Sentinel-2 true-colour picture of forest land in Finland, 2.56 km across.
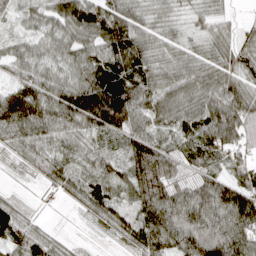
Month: April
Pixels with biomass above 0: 92%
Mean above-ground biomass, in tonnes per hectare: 80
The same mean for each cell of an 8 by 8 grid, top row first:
38 70 121 102 62 42 46 10
41 64 78 91 76 46 48 61
68 92 95 114 98 67 80 62
202 138 193 202 82 81 101 124
57 68 47 40 84 61 108 72
11 49 58 59 87 61 84 55
53 3 35 79 95 142 142 148
87 57 8 25 99 105 138 138
